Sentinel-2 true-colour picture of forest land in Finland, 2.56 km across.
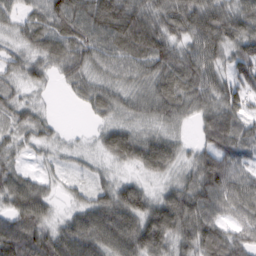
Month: February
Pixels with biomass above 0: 91%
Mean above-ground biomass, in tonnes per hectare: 59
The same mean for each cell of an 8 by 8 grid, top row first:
40 73 75 70 68 72 91 74
41 75 70 62 62 49 65 69
31 27 52 46 54 50 61 78
45 14 9 43 46 56 43 55
36 30 10 71 72 32 42 61
63 23 17 24 29 33 101 60
75 50 43 90 78 105 80 66
82 88 99 90 102 69 97 61
